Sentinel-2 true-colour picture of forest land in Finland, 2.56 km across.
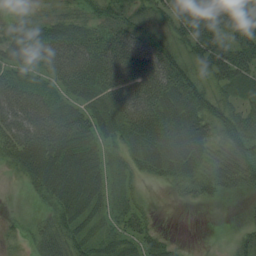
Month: August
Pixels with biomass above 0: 85%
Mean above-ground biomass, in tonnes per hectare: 49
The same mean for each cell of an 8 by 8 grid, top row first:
15 24 32 51 36 57 68 69
62 73 70 75 67 43 68 68
68 53 69 72 82 75 40 57
74 70 50 59 84 68 64 48
74 77 68 26 68 69 43 74
14 65 68 34 27 42 53 55
1 26 62 36 19 3 8 5
12 50 43 37 37 10 1 25
